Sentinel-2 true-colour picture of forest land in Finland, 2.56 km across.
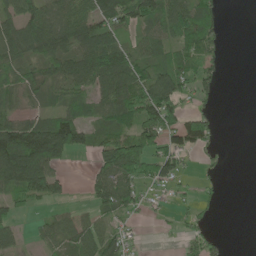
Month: June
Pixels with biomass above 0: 63%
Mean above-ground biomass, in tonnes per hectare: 57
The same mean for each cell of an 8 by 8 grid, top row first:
69 80 82 80 79 98 66 0
75 85 81 97 59 56 58 0
46 61 80 96 81 77 39 0
43 47 48 71 104 69 35 0
156 178 70 83 98 72 44 0
138 105 2 109 69 69 11 0
40 18 17 74 30 16 13 0
43 45 76 76 7 6 34 0
